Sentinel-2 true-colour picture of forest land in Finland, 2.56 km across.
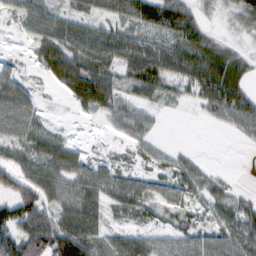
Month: February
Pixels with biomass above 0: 73%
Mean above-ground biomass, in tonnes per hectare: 43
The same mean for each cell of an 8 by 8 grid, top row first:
30 53 33 34 63 66 7 20
3 67 65 61 47 45 51 12
35 28 93 49 78 49 75 57
66 6 18 41 31 3 28 83
44 60 16 7 28 6 0 8
57 72 55 39 27 49 22 1
71 52 84 27 28 28 34 35
79 95 93 39 47 39 47 67
